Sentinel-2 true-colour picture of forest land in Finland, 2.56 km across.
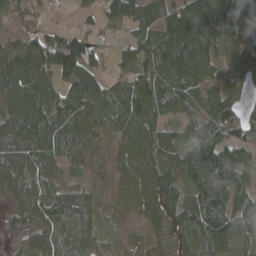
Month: April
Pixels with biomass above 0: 88%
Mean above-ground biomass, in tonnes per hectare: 77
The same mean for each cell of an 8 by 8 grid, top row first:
57 25 29 52 82 107 175 140
61 122 112 29 85 121 104 99
104 67 102 45 79 100 68 59
93 92 77 76 121 60 80 52
117 87 70 31 95 88 117 95
88 64 33 31 64 70 134 79
42 91 80 24 54 74 111 100
20 71 74 23 23 46 79 77
